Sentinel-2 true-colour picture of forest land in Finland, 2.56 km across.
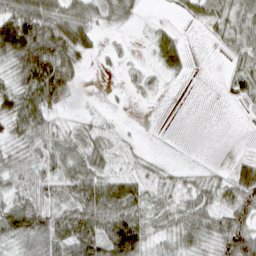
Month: March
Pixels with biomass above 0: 71%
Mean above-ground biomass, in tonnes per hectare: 39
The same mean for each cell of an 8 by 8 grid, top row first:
78 70 50 34 7 10 45 53
101 93 54 10 6 41 3 45
49 102 20 1 20 8 0 54
66 51 9 5 1 0 0 4
39 48 43 26 6 1 0 2
40 40 59 42 27 19 18 51
47 44 62 78 39 35 41 65
46 68 75 108 56 39 37 97
